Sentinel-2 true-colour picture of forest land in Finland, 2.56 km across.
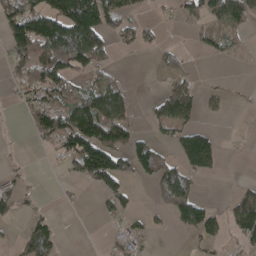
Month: April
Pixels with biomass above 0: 44%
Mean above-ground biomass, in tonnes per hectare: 57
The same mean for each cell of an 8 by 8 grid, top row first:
145 172 227 99 22 25 65 65
118 156 196 46 25 14 25 12
56 124 51 44 2 37 2 2
8 113 122 119 14 92 13 3
3 36 139 110 55 55 83 0
25 2 69 117 34 90 26 2
46 6 6 46 10 83 52 86
27 88 0 9 22 1 40 38
